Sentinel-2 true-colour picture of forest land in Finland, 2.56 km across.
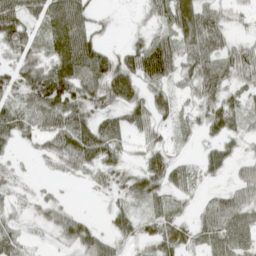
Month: April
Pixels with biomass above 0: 74%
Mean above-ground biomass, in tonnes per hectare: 40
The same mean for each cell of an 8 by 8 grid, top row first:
70 53 63 6 12 80 51 13
44 35 94 20 61 57 64 34
47 72 52 72 59 32 64 39
49 71 61 38 47 25 42 40
24 34 80 49 30 11 21 19
16 7 21 34 59 41 19 27
16 33 6 22 25 18 31 56
32 7 54 34 31 48 33 59
